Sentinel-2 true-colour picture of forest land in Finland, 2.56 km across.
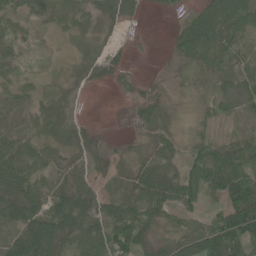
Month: June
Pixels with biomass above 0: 79%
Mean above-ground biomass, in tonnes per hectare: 44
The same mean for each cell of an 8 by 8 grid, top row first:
45 40 32 22 4 7 76 85
39 6 12 10 1 34 82 39
41 18 10 8 6 9 16 28
53 48 10 0 22 10 18 20
67 47 41 13 23 29 45 38
90 46 39 32 67 59 82 76
84 62 77 58 86 55 34 103
81 140 49 67 54 58 105 78
